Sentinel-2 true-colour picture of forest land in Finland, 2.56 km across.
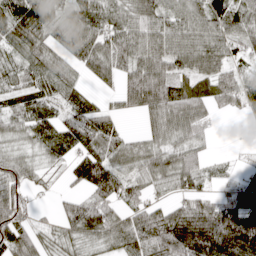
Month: April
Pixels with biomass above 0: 84%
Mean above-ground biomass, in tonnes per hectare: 75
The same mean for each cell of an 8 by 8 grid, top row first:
87 79 67 74 77 63 92 70
61 71 101 100 96 92 100 48
61 84 47 65 155 85 84 71
62 56 86 44 68 99 49 40
46 75 71 79 50 65 26 2
85 18 79 122 62 93 37 22
92 6 83 58 63 70 94 125
87 38 54 58 82 146 182 196
